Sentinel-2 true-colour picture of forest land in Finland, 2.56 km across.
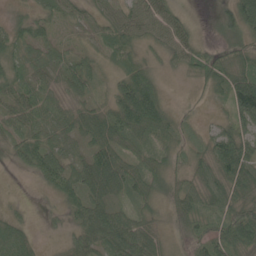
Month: May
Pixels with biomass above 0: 89%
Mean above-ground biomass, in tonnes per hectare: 50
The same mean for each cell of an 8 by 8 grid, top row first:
19 39 33 50 68 40 4 80
40 42 24 50 29 57 26 40
46 27 49 28 87 7 59 86
44 42 34 68 137 26 8 92
41 56 39 71 56 44 39 80
6 58 62 92 88 51 54 95
9 12 66 61 41 49 47 64
57 5 44 77 111 16 64 96
